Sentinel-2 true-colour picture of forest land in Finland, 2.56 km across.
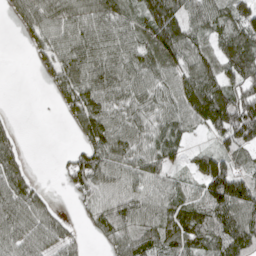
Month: April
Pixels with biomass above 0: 79%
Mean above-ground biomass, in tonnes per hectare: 74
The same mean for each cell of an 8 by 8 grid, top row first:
43 83 81 80 85 109 83 82
1 71 99 79 83 114 57 113
0 31 101 88 84 79 109 96
3 1 106 78 77 73 146 121
41 0 42 98 66 57 26 106
77 1 83 86 84 31 133 93
94 51 22 80 70 78 104 122
82 74 26 61 77 89 86 132
